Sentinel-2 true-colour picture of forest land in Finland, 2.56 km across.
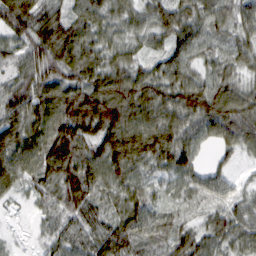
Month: February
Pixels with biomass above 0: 94%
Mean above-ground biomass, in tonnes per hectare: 65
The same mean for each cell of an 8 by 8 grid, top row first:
108 80 50 57 50 72 62 66
48 95 79 55 34 57 40 49
46 67 66 81 69 67 57 48
69 83 109 121 92 84 96 85
99 98 88 119 117 96 41 65
67 68 91 71 37 56 54 18
9 33 73 43 62 28 32 42
7 32 61 84 66 51 46 49
